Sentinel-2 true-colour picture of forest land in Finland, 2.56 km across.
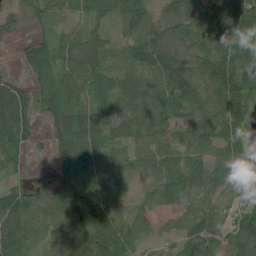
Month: July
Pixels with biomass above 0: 86%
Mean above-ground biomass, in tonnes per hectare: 55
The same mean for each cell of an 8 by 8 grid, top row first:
15 28 19 43 68 75 77 109
10 48 70 25 77 65 52 61
21 48 52 45 67 96 80 110
86 40 61 50 66 60 71 85
49 25 81 42 47 50 62 49
20 10 53 49 28 51 56 36
80 55 110 35 20 36 41 42
90 52 75 78 16 26 87 77
